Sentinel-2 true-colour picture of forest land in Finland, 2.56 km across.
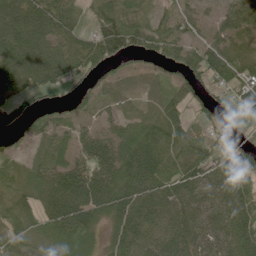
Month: June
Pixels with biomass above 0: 85%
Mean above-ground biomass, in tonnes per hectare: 60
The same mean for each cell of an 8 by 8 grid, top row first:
97 93 36 77 48 51 38 61
93 113 74 96 64 70 60 46
54 93 51 35 25 39 61 69
53 35 33 28 33 48 46 36
19 42 61 71 77 56 55 34
30 63 93 88 94 60 64 60
43 69 96 64 75 63 57 86
46 39 71 40 70 80 60 86
